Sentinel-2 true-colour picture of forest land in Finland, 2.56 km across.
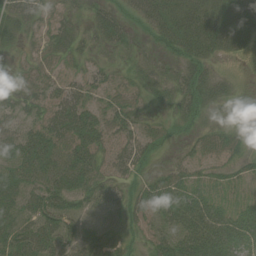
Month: August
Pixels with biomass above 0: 84%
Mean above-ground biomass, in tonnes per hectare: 39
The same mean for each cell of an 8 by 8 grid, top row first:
48 27 21 36 42 49 48 59
19 35 29 30 13 45 45 40
27 34 26 20 24 36 53 10
32 42 57 35 18 30 28 5
62 66 64 32 37 17 30 24
45 67 66 34 21 32 25 21
39 65 34 33 45 62 51 27
49 56 51 53 24 57 79 51
